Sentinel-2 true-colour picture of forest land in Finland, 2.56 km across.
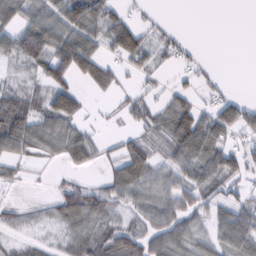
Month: February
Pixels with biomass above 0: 68%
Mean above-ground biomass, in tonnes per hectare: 49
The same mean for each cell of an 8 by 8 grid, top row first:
60 66 92 66 15 1 0 0
72 88 97 52 62 33 1 0
24 71 44 41 18 13 21 0
96 95 56 11 47 75 44 66
68 47 79 16 59 87 83 32
21 8 17 51 76 63 66 44
26 26 84 51 61 72 49 59
21 22 57 78 73 81 45 71
